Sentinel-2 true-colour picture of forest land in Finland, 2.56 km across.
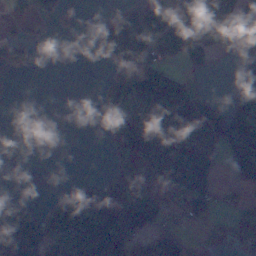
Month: November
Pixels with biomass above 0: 50%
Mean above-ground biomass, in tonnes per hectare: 54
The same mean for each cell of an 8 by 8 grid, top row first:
28 31 8 26 71 86 106 63
40 0 0 77 81 90 76 70
0 0 0 44 87 45 18 69
0 0 0 61 72 92 73 109
8 0 0 65 69 80 64 101
1 0 3 56 45 82 78 48
68 40 109 108 81 56 83 46
147 115 89 105 59 56 25 42
